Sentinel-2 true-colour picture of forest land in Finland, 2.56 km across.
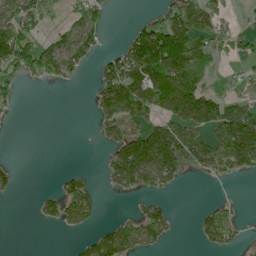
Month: June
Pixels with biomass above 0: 44%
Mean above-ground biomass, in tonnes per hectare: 54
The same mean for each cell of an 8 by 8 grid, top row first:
77 40 53 13 13 92 68 8
130 59 77 13 140 142 56 36
41 49 14 116 138 114 26 20
8 0 0 106 66 105 116 99
0 0 0 66 107 133 78 171
30 1 44 82 113 55 38 38
0 54 95 0 39 11 20 11
0 0 20 96 66 7 47 17
